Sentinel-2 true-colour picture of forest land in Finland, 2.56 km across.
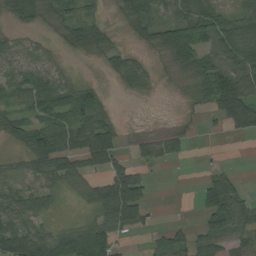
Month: August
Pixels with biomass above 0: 66%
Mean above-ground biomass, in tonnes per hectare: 47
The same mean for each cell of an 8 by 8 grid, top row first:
37 30 54 9 59 45 65 58
42 18 37 35 23 99 54 82
48 49 13 19 36 14 89 99
33 64 69 17 1 4 28 81
23 81 69 70 25 27 0 1
36 62 54 71 39 0 38 24
50 32 11 96 57 0 73 92
116 81 96 73 6 53 76 75
